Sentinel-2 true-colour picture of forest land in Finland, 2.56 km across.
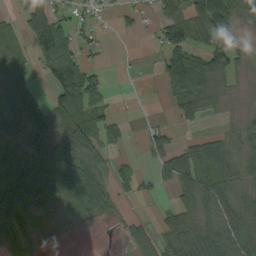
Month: September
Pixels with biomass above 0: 64%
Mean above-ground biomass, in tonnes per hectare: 54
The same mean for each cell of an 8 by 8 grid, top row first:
39 98 23 11 16 68 139 47
44 94 38 2 3 101 77 30
65 27 91 7 2 109 91 16
81 62 93 25 1 34 30 12
55 89 119 33 29 38 53 39
88 118 107 49 16 88 85 51
82 46 88 44 1 46 72 69
70 10 1 2 42 58 89 88
